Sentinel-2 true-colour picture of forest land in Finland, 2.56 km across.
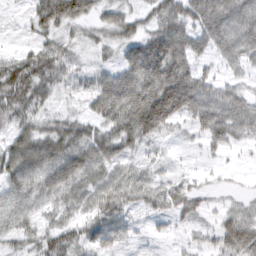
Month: March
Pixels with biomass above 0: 84%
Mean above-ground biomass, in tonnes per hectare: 58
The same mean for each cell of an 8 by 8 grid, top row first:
5 70 58 42 37 75 124 86
13 47 24 33 78 99 69 84
82 62 30 73 106 133 56 33
55 29 25 108 146 119 88 84
62 80 80 75 47 15 42 40
71 94 83 49 36 20 14 6
67 49 46 69 36 49 23 35
37 50 45 44 10 12 27 98
